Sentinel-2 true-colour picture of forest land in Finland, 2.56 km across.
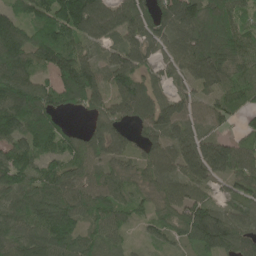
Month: May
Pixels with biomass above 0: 90%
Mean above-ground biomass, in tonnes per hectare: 102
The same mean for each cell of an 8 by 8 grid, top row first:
89 125 208 120 109 147 161 96
141 141 95 67 76 84 148 134
152 63 171 92 85 51 105 93
143 125 50 81 102 104 72 54
117 110 87 96 72 96 101 91
129 102 86 89 79 90 94 110
104 142 106 98 55 99 98 64
98 125 86 65 21 50 151 113
